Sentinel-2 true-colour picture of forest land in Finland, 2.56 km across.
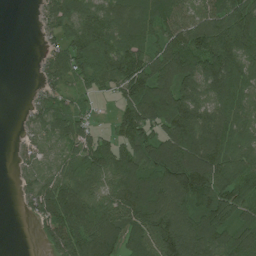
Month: July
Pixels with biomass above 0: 82%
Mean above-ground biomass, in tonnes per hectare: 99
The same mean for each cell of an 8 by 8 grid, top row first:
0 57 102 99 94 93 100 140
0 36 123 123 102 124 157 152
0 51 64 97 154 144 130 129
4 79 49 25 142 150 111 102
20 53 85 77 108 143 159 98
21 66 96 109 116 176 178 121
8 123 150 111 140 165 148 97
0 53 144 123 89 186 131 113
